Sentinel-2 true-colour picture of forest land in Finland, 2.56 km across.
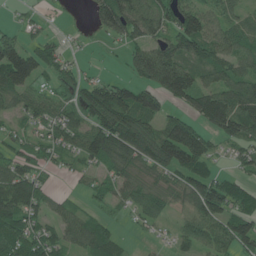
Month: June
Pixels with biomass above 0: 77%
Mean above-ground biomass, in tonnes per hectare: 70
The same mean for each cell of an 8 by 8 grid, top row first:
8 11 4 136 113 94 82 41
69 43 9 13 86 97 86 66
101 31 56 35 74 141 53 75
53 57 84 158 136 43 140 109
44 53 67 137 124 164 54 75
90 28 23 57 59 74 77 35
122 50 31 30 63 44 116 54
89 71 71 66 10 38 76 108
